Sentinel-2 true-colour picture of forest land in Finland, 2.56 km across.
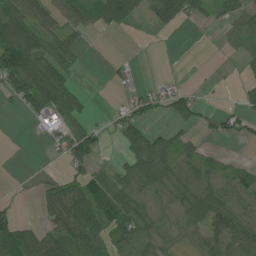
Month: July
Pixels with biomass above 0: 57%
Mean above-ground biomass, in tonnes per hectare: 40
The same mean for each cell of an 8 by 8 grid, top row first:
100 43 39 93 42 47 24 47
169 79 19 0 1 0 0 19
90 117 10 5 8 5 2 12
9 59 41 12 35 37 16 27
1 14 72 7 80 41 11 8
1 8 38 51 64 53 43 28
12 42 75 77 28 22 62 26
106 84 88 61 48 21 36 52
